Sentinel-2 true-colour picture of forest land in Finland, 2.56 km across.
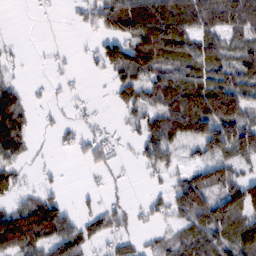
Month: February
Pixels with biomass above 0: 62%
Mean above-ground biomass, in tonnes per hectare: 65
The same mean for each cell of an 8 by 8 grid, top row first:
0 4 28 120 153 145 125 90
10 4 7 75 123 116 93 55
20 12 7 46 91 86 83 88
129 11 13 13 68 138 159 130
92 5 39 37 70 64 48 127
60 6 3 17 14 35 93 65
59 106 20 47 24 76 110 103
147 99 76 50 28 47 84 89
